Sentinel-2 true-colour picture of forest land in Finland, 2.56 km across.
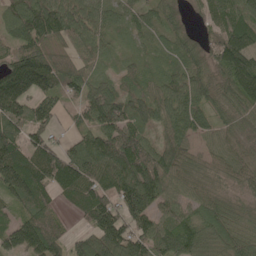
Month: May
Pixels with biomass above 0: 91%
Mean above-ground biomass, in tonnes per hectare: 94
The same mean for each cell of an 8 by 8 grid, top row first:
105 157 113 64 68 57 59 104
79 82 82 39 45 73 65 130
172 119 76 42 64 75 77 115
128 73 59 120 83 80 81 69
115 92 71 154 97 72 46 62
160 138 141 124 155 81 61 64
68 80 103 117 131 68 76 50
130 140 63 162 135 115 81 87
